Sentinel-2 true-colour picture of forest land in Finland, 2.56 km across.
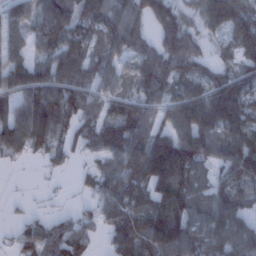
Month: January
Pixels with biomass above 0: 82%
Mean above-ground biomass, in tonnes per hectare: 89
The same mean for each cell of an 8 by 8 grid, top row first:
74 103 79 82 70 80 99 95
79 83 95 84 70 95 30 97
114 119 99 64 109 104 82 88
77 140 91 83 89 110 179 133
91 92 56 110 108 148 91 128
1 11 23 98 130 187 54 103
6 9 22 75 101 158 92 86
35 80 77 61 119 145 100 99
